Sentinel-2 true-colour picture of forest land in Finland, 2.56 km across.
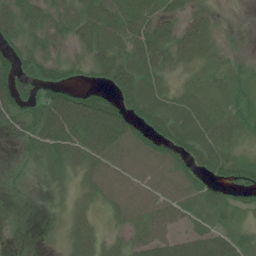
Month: July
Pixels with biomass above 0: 76%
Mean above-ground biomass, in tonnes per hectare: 39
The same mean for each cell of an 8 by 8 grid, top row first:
48 42 45 42 43 25 14 0
46 33 24 45 59 45 25 4
82 60 22 51 54 13 27 29
62 86 96 76 59 46 37 35
21 51 56 62 60 64 53 24
8 13 23 54 56 62 37 47
4 3 18 28 50 47 43 42
11 3 35 14 39 34 48 35
